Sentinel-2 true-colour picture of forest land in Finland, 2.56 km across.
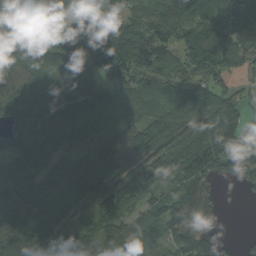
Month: September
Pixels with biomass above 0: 89%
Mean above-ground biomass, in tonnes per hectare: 100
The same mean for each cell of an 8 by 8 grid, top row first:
136 81 55 69 97 110 90 103
86 106 93 147 120 92 133 99
100 65 91 84 87 72 103 43
96 133 121 96 85 97 123 82
94 142 126 104 110 122 151 121
115 97 133 102 108 101 110 85
118 111 100 126 96 122 71 0
103 113 108 120 106 94 72 13
